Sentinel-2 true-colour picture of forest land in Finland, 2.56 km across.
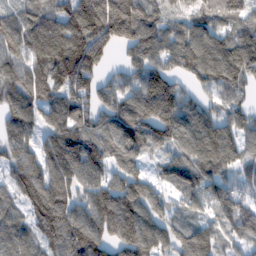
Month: February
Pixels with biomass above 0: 90%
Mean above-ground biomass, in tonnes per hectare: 115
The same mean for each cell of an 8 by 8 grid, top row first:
72 99 166 217 125 65 90 89
106 145 175 89 138 105 143 116
101 122 157 73 137 97 91 105
104 98 126 128 177 184 95 83
118 95 153 115 128 141 167 92
91 124 121 81 75 104 126 55
62 165 109 147 111 55 67 103
93 90 167 121 152 104 112 77
